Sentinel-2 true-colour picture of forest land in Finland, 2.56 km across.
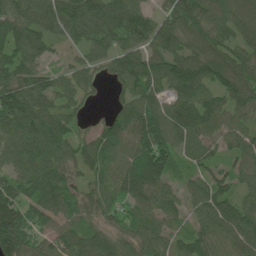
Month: June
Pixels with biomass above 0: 91%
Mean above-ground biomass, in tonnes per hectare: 89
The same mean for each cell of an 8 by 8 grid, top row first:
113 99 120 112 80 114 103 109
94 61 52 77 87 83 101 85
105 65 59 45 112 112 104 124
131 106 34 36 111 98 108 82
89 123 71 93 112 83 57 67
73 117 54 81 163 39 58 56
100 110 70 65 87 55 112 85
157 65 91 83 87 58 93 111
